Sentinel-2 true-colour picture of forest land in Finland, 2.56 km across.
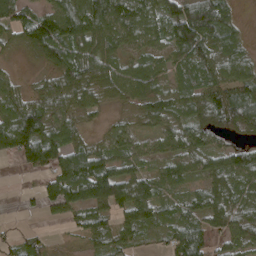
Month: April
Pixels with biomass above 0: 81%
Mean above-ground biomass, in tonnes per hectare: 74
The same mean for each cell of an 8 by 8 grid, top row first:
88 27 107 134 97 129 167 23
28 88 84 67 62 101 98 68
28 55 98 85 99 49 79 105
99 98 66 22 65 64 106 129
115 135 66 59 35 74 60 42
6 71 138 131 64 63 59 79
8 46 80 83 81 45 85 81
33 21 25 58 27 97 70 63
